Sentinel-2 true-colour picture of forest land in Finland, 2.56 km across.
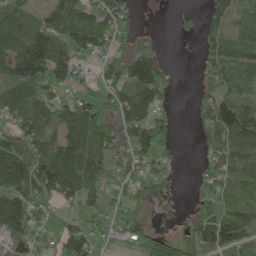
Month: May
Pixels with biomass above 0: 72%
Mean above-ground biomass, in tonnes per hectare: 80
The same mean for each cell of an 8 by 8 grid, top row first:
87 68 113 114 6 13 48 89
112 140 95 60 37 1 55 76
105 117 48 80 156 20 63 85
85 89 123 72 102 15 74 155
108 103 112 112 118 34 44 97
186 160 127 56 57 4 51 68
150 45 82 48 39 3 83 90
83 43 113 42 68 73 105 100
